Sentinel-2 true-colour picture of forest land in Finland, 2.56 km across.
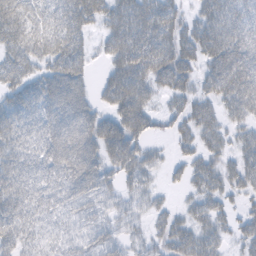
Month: February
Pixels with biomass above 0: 85%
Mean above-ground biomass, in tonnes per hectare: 53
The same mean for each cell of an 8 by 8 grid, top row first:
68 51 65 53 76 43 52 52
59 61 45 52 79 64 66 71
55 65 56 51 63 59 44 84
62 74 81 49 64 34 47 51
52 72 97 74 42 25 38 38
64 64 86 46 43 15 51 50
62 51 50 32 27 19 39 22
49 34 43 40 27 52 48 34
